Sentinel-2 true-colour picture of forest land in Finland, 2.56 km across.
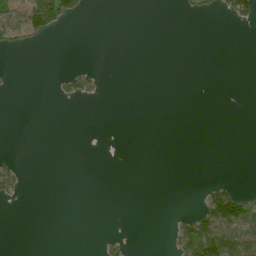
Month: July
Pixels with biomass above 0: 11%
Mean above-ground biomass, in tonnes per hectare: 10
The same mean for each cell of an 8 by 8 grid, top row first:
59 100 20 0 0 2 8 33
19 2 0 0 0 0 0 0
3 1 38 0 0 0 0 0
0 0 0 0 0 0 0 0
0 0 0 0 0 0 0 0
31 0 0 0 0 0 0 0
2 0 0 0 0 0 61 66
0 0 0 9 0 36 118 59
